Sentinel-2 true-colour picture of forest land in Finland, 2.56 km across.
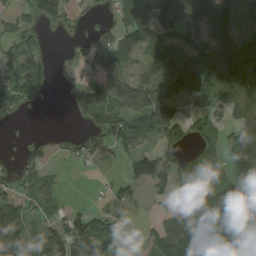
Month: August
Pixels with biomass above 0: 64%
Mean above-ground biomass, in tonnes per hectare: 77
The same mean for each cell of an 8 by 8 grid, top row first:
48 92 38 47 75 110 139 94
73 24 26 109 95 93 96 118
104 60 51 135 98 141 118 127
61 2 68 110 136 92 54 98
10 32 28 93 52 83 55 78
48 52 4 19 128 105 34 87
79 59 28 66 18 42 82 83
90 89 119 97 27 119 138 121
